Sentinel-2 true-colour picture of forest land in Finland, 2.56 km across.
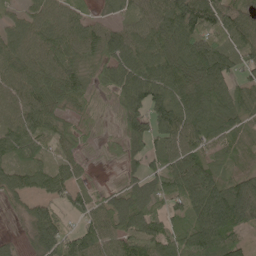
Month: May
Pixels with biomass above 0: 88%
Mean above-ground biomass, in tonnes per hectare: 73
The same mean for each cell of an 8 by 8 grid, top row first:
37 75 47 28 68 111 121 63
78 89 68 85 102 107 118 74
76 76 48 65 125 107 129 50
88 66 22 16 106 127 115 76
76 51 31 15 69 97 85 42
67 62 31 3 65 90 98 57
16 52 47 67 81 44 120 116
13 91 82 79 110 89 125 43
